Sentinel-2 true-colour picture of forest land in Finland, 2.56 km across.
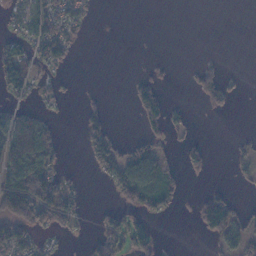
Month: November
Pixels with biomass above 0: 36%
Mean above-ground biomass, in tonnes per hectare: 34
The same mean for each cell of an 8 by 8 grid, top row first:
33 75 39 0 0 0 0 0
40 65 9 0 0 0 0 0
62 24 2 0 26 2 45 5
50 17 25 12 72 16 14 1
123 78 14 51 45 17 21 9
102 86 9 49 100 28 17 14
132 105 33 30 50 16 86 23
87 10 9 76 55 1 23 72
